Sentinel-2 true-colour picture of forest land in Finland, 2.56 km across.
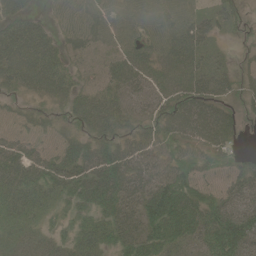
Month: June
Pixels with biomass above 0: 89%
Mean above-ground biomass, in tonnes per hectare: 51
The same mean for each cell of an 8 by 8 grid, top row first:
46 20 46 44 44 51 37 31
81 57 39 40 46 65 37 15
57 71 35 52 60 63 68 41
22 26 62 67 45 77 73 28
42 24 48 58 54 53 69 14
59 65 70 88 59 67 29 49
38 26 46 62 63 88 67 54
24 26 49 54 65 53 69 94
